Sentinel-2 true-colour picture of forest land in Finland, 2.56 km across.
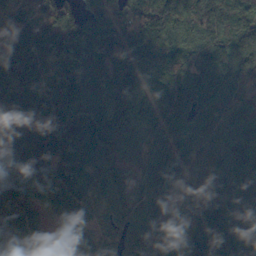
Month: October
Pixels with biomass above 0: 96%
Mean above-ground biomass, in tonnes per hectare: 133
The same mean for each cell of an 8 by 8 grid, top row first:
84 99 95 98 163 179 194 161
185 154 167 174 172 114 173 141
142 127 140 125 84 137 116 97
203 200 136 175 75 123 78 105
173 185 153 198 107 121 114 132
119 144 145 133 132 123 133 112
84 68 143 105 151 98 144 121
126 46 107 121 175 106 147 108
